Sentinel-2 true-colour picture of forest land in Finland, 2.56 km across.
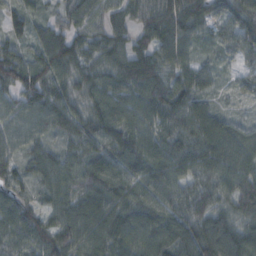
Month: October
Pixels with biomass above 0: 97%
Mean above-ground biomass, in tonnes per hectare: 90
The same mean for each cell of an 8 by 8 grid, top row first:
59 46 85 69 77 113 75 95
64 110 86 82 77 107 42 80
99 106 84 89 119 98 57 39
75 103 85 111 102 107 85 23
66 56 87 96 101 94 121 87
63 81 95 107 93 93 94 100
89 62 101 117 105 93 93 101
81 102 107 124 117 122 140 116
